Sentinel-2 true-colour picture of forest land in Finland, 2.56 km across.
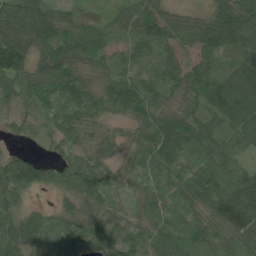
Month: July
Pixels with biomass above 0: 93%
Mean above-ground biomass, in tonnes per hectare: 65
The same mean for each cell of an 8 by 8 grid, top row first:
106 83 54 34 78 41 51 96
130 94 79 49 71 59 71 98
67 76 56 67 53 51 97 119
37 39 50 48 79 56 82 106
11 17 45 41 57 86 71 55
88 47 79 29 36 58 86 63
52 20 66 50 47 33 73 113
91 46 59 66 66 70 74 78
